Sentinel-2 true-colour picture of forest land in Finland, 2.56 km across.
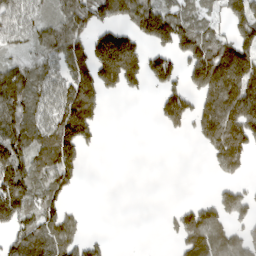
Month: March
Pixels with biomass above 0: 59%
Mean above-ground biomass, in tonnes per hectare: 88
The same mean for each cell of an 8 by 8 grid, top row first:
76 53 147 114 165 90 46 109
47 92 102 230 83 118 113 131
114 74 122 129 88 75 185 189
121 88 186 1 0 163 145 199
141 101 148 0 0 1 94 139
180 95 50 0 0 0 8 53
185 104 13 0 0 25 67 98
78 116 65 8 0 44 144 81
